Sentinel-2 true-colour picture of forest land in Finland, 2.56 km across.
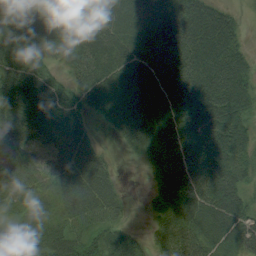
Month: August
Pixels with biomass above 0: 91%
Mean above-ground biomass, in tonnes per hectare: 65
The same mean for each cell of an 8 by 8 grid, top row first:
25 68 79 90 98 84 81 19
65 74 72 84 74 80 89 43
89 63 54 71 72 74 77 78
92 88 49 65 77 76 81 74
76 69 71 8 57 79 83 62
70 58 78 36 11 81 86 53
42 48 77 55 9 72 83 65
27 73 57 65 25 68 64 69
